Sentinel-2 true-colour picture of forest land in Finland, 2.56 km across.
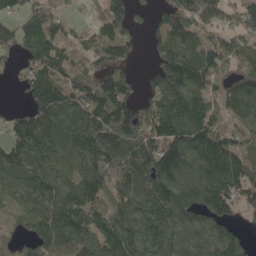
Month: May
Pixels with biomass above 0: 83%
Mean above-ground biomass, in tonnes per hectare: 120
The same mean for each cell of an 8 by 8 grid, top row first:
76 109 19 115 26 124 134 103
80 122 72 130 21 136 115 111
45 153 105 120 37 170 141 112
55 168 158 186 110 158 129 111
130 137 149 169 176 200 194 92
111 125 120 150 164 153 154 148
46 120 171 125 118 161 125 86
35 135 115 152 151 129 122 88
